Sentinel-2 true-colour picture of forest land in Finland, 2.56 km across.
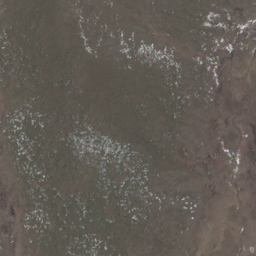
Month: May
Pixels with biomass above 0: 71%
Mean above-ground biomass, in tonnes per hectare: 24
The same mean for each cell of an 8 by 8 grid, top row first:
31 37 17 6 3 12 11 6
42 40 25 7 10 16 10 2
33 43 33 19 20 26 10 2
37 48 35 25 26 22 4 0
52 63 47 35 23 14 2 5
25 52 49 45 30 5 1 5
12 59 69 54 29 11 2 4
6 49 62 38 18 12 0 4
